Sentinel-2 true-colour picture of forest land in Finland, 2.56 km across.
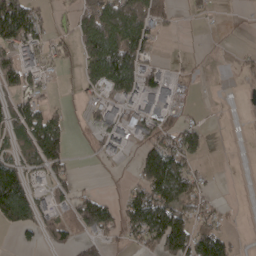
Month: April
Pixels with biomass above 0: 49%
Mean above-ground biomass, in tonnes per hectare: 65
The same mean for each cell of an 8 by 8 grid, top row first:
180 27 72 142 134 20 10 1
105 55 70 177 99 1 0 5
88 29 31 145 108 35 1 6
106 64 11 76 103 53 3 1
81 177 4 70 53 81 28 0
144 63 17 1 92 155 21 0
206 64 95 54 138 115 47 1
15 38 46 30 73 152 134 13
